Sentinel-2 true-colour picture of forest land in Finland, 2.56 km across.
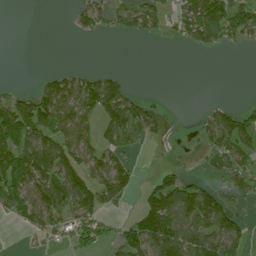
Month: July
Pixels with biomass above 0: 48%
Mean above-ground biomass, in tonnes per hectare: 50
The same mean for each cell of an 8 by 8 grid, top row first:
0 0 44 51 86 50 113 107
0 0 0 0 0 4 42 20
2 32 50 47 0 0 0 0
94 100 80 83 47 0 29 58
96 78 75 49 18 1 38 82
93 99 82 102 9 36 26 88
64 86 86 36 49 101 107 37
2 25 63 39 99 99 94 74
